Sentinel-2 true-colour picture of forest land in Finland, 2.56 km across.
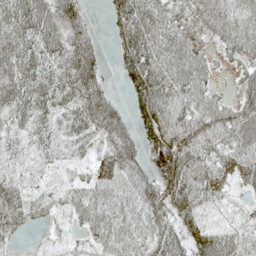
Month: May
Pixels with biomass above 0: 84%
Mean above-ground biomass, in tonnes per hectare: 50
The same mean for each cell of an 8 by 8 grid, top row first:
69 69 35 33 73 49 62 60
61 61 63 19 78 65 27 62
69 61 76 9 81 71 39 30
53 50 62 56 59 63 58 49
34 40 38 54 48 66 53 64
35 13 18 56 48 73 56 42
60 24 43 56 50 56 39 20
14 16 21 52 47 45 69 49
